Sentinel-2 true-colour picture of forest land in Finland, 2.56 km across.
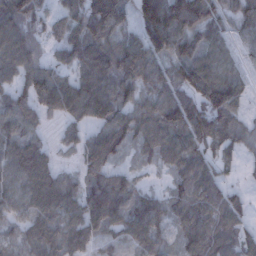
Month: December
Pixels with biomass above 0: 86%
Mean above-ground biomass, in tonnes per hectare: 92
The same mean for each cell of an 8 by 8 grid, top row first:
140 60 138 178 144 177 115 81
131 48 131 125 141 104 84 37
79 119 108 124 106 93 144 68
100 62 107 132 97 122 111 54
87 29 61 108 77 101 86 65
89 84 54 87 23 61 66 17
70 94 88 148 101 69 84 51
57 108 75 58 112 53 101 78
